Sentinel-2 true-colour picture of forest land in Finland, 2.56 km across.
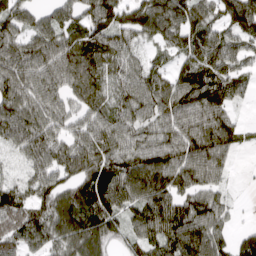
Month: April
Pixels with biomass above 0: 88%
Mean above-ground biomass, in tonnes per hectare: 100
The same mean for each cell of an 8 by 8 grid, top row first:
94 60 85 125 125 112 80 143
98 110 121 102 52 87 134 81
118 107 117 82 108 102 141 79
116 113 78 94 95 126 134 21
82 107 99 116 109 128 140 43
43 103 114 119 132 122 101 4
122 95 108 125 114 109 116 13
94 96 102 84 99 127 125 57
